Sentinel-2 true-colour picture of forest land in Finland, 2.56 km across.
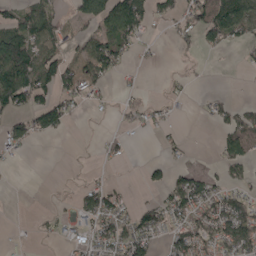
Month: May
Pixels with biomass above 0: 44%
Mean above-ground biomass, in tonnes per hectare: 47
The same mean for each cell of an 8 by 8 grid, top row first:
59 80 51 130 95 47 97 97
156 80 33 109 12 16 34 23
169 89 93 30 6 8 2 0
68 115 15 6 35 7 19 42
40 3 0 21 1 17 1 90
1 0 3 4 17 37 37 35
0 4 45 69 45 81 103 84
6 8 32 65 72 75 94 115
